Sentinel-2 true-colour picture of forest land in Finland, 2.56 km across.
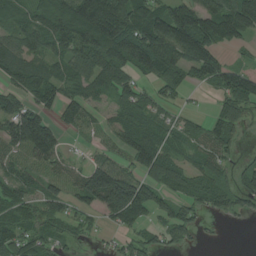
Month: August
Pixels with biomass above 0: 77%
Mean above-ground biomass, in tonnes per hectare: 81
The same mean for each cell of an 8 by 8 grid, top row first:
66 93 146 156 97 147 124 173
76 79 117 152 158 162 140 39
68 90 81 98 45 65 71 107
133 64 79 41 64 30 17 59
89 140 9 32 119 55 83 22
58 58 73 179 96 74 68 45
72 60 50 157 101 64 60 48
82 60 26 20 52 57 5 0
